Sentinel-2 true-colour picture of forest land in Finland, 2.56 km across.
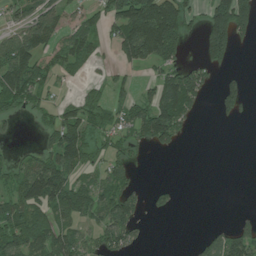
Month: July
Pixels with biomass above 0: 52%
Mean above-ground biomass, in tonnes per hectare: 65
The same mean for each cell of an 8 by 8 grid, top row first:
47 84 45 88 212 151 87 155
110 68 86 41 195 91 117 24
125 57 20 34 19 105 50 27
45 34 81 51 79 144 4 48
7 55 114 36 46 42 0 0
67 166 60 67 3 0 0 0
109 98 94 102 29 15 0 2
100 102 69 79 14 0 46 99
